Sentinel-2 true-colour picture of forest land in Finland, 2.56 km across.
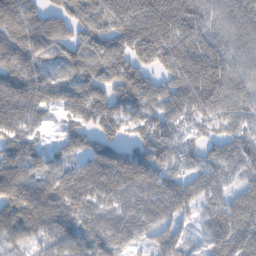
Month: February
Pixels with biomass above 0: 91%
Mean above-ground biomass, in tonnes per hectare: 73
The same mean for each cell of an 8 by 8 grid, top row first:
97 84 73 76 90 94 66 70
80 70 74 77 89 78 81 61
77 59 79 83 68 77 97 70
82 37 73 88 72 77 68 60
74 22 57 73 75 66 51 60
100 68 82 98 90 61 62 45
121 108 79 63 74 71 54 80
66 65 89 79 41 52 54 90
